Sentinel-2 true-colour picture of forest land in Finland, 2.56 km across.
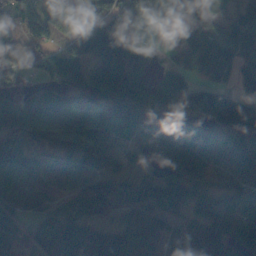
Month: October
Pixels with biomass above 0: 88%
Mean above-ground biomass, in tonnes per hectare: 96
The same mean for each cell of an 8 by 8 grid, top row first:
77 98 68 86 109 102 92 66
108 67 136 165 23 84 127 101
49 66 115 235 62 68 56 55
232 158 142 105 100 104 121 147
82 73 108 77 75 110 111 125
96 100 115 85 44 96 56 75
49 45 58 95 65 50 84 84
68 83 184 108 90 94 120 133
